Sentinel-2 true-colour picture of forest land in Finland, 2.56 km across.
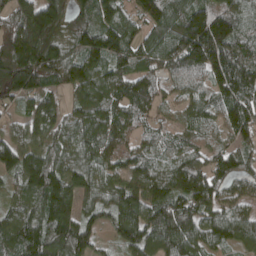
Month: April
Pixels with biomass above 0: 94%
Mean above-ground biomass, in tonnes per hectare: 134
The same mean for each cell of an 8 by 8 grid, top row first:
199 209 94 125 123 156 189 122
233 189 136 174 120 171 254 166
204 130 136 135 106 90 112 183
58 126 103 115 92 48 85 152
105 110 121 116 76 74 69 87
130 186 142 88 134 150 143 124
98 170 114 120 169 180 131 87
145 176 160 54 171 188 106 135
